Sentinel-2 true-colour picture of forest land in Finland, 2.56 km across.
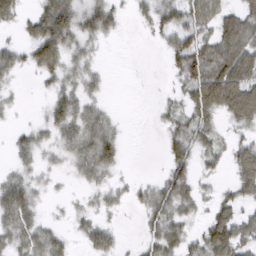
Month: March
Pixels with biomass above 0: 64%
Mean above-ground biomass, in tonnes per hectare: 35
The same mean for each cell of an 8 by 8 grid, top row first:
29 62 47 35 19 49 48 59
26 74 35 3 1 49 56 85
13 25 32 4 1 21 88 94
9 25 45 14 0 26 54 80
23 25 50 48 0 40 35 30
28 16 25 24 5 44 16 46
65 10 15 18 24 45 21 35
39 45 17 31 19 44 62 59
